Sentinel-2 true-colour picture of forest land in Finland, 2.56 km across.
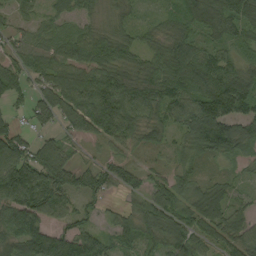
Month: August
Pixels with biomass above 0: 89%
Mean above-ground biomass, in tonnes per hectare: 73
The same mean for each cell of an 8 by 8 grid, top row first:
34 35 45 30 21 45 111 115
45 64 77 66 46 65 61 47
72 70 81 85 78 93 100 103
25 76 97 145 102 85 149 94
89 63 35 54 44 36 102 95
150 116 77 75 43 60 31 22
140 107 51 19 76 90 88 37
101 105 107 46 56 86 58 76
